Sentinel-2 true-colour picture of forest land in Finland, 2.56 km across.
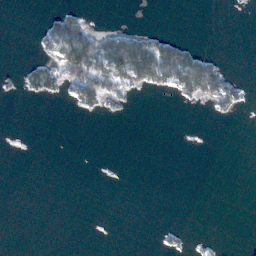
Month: February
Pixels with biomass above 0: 15%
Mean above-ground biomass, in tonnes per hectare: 15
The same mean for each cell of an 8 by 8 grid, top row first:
0 12 32 0 0 0 0 1
0 28 113 84 85 65 3 0
9 53 89 69 57 63 91 13
0 0 20 13 0 0 5 9
0 0 0 0 0 0 0 0
0 0 0 0 0 0 0 0
0 0 0 0 0 0 0 0
0 0 0 1 0 8 6 0
